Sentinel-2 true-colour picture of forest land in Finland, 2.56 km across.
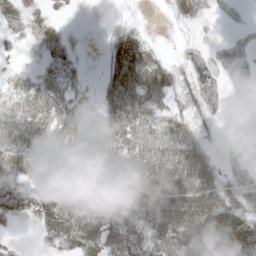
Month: May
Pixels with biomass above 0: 79%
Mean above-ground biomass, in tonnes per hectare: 52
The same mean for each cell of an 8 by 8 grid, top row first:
34 30 3 5 4 33 21 8
12 34 7 41 53 6 19 29
23 39 12 48 72 44 58 26
52 64 36 47 59 40 50 8
58 35 33 55 66 84 29 27
53 38 79 88 82 83 69 51
62 88 97 97 83 112 115 74
10 43 90 83 81 94 116 117
